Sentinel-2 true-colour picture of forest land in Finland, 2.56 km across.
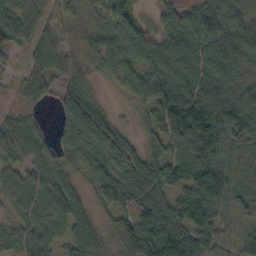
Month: October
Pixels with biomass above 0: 92%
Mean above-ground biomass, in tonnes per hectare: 67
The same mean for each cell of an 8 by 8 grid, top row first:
72 47 25 56 16 49 85 58
39 65 24 57 76 84 79 75
27 50 35 26 82 103 100 56
23 9 119 27 41 149 141 96
68 31 60 88 34 89 136 68
52 60 38 80 84 72 125 57
37 61 53 62 88 82 111 60
45 61 77 39 130 122 78 50
